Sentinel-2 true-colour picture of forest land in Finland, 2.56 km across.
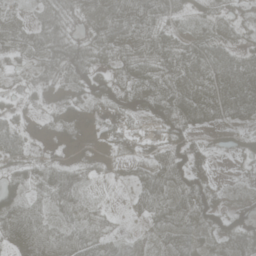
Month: May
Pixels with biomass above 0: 84%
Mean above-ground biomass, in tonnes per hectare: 39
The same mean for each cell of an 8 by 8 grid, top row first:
27 42 35 54 51 19 24 18
41 64 52 47 54 50 47 26
12 38 42 41 44 52 52 57
17 23 35 21 36 79 51 47
31 16 25 24 17 44 22 25
43 44 39 16 43 61 32 8
63 41 46 10 40 52 62 16
55 61 57 37 30 48 51 59
